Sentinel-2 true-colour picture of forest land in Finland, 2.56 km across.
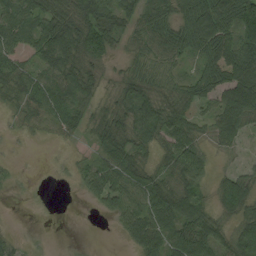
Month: August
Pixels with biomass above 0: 79%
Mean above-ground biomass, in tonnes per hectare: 51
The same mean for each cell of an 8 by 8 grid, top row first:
77 71 79 80 71 64 102 116
59 74 75 50 54 66 80 92
58 56 60 21 62 36 72 111
31 71 53 34 64 54 34 89
2 8 19 55 40 71 26 25
6 6 30 66 47 59 37 49
0 9 1 39 55 73 37 81
18 2 0 2 60 67 68 87
